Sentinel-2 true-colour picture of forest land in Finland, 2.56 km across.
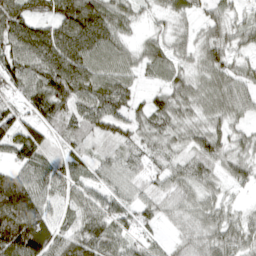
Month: April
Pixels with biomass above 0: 90%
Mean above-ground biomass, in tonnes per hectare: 70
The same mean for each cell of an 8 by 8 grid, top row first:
119 75 132 77 26 49 48 37
113 124 110 73 50 52 74 46
92 111 103 86 33 58 60 58
64 91 70 86 58 75 58 47
90 27 45 55 56 48 83 47
83 69 48 49 43 56 52 49
180 67 60 65 49 45 55 23
185 113 88 76 39 34 70 65
